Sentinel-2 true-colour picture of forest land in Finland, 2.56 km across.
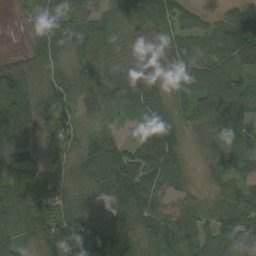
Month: September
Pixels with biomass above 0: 91%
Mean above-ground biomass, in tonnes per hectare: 79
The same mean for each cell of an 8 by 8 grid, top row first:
11 87 82 58 93 59 25 107
4 83 77 64 51 89 75 150
122 62 77 93 72 66 83 83
139 57 61 54 55 55 95 78
85 53 70 66 92 77 66 84
89 73 80 124 121 85 25 46
120 116 82 84 103 42 52 91
94 91 130 114 72 104 66 88
